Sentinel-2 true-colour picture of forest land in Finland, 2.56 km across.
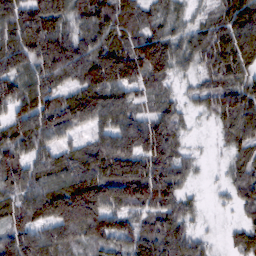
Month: February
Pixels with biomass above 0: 91%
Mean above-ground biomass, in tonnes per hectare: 87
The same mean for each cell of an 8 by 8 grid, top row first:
106 123 86 88 58 49 35 82
99 127 101 101 131 69 87 92
101 92 98 129 80 36 47 63
86 118 117 104 47 52 46 128
99 67 50 105 128 67 5 69
102 96 126 141 141 98 7 67
69 129 205 106 83 84 13 50
110 105 86 90 99 115 30 55
